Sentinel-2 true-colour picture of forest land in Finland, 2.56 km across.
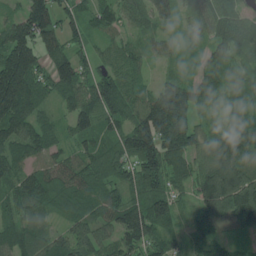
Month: July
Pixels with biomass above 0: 93%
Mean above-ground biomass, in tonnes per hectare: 99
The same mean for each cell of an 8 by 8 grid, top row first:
71 164 73 78 76 64 86 66
192 132 64 44 44 39 77 69
252 98 113 96 37 88 85 43
207 40 121 124 153 297 38 64
112 76 68 91 186 185 93 123
75 96 99 114 173 71 122 117
69 55 75 97 153 65 90 148
81 71 94 75 137 42 56 30
